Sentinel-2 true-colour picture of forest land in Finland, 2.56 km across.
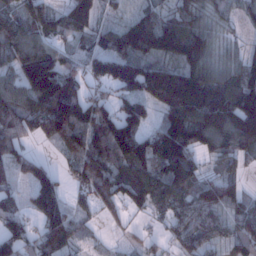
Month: January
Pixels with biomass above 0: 84%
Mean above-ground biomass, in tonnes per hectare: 99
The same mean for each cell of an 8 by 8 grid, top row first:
76 71 116 23 56 70 65 38
111 91 37 120 121 135 97 37
79 165 74 146 168 159 130 126
121 187 171 113 82 159 173 180
74 43 116 185 119 204 107 110
64 83 83 128 127 133 59 52
68 157 33 64 73 77 106 79
106 107 47 18 27 47 58 78
